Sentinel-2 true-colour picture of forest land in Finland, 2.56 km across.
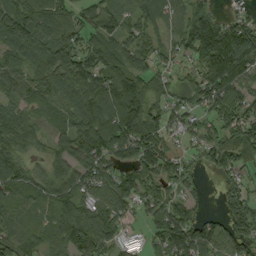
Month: September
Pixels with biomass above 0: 86%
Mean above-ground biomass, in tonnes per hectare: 88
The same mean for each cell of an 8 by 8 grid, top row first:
103 126 57 59 83 63 34 43
106 115 93 94 82 47 146 167
81 105 113 132 99 38 139 130
69 72 130 158 150 57 71 96
88 51 97 131 136 36 68 104
85 67 87 83 99 79 19 46
82 61 109 96 59 87 19 86
84 62 145 77 30 129 107 85
